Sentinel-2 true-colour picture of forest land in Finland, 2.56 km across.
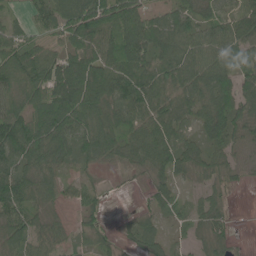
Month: June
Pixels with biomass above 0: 84%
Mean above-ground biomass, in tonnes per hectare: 65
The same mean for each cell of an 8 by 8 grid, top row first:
22 72 109 123 70 69 51 58
65 44 85 108 112 78 73 66
96 106 145 117 94 73 80 78
88 129 123 78 67 70 79 70
113 114 80 79 73 65 54 33
99 66 26 6 20 43 40 19
77 41 32 4 20 29 45 1
73 49 24 23 53 15 43 7
